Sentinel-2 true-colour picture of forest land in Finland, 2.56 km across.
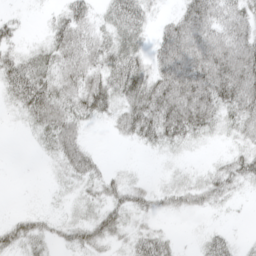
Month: April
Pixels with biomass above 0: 71%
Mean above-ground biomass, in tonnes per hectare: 37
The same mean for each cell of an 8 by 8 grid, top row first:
11 10 39 38 34 34 66 55
27 36 55 45 27 84 77 75
60 49 52 48 59 86 81 88
19 63 45 37 77 81 59 53
0 28 38 4 21 27 10 25
0 6 37 20 8 18 27 50
4 8 22 43 29 27 23 4
49 27 43 35 41 11 25 10
